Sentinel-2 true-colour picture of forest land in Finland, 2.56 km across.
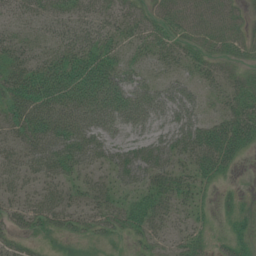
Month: July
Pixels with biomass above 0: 80%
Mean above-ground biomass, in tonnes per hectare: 37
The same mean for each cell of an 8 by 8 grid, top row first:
24 28 29 33 30 40 45 27
33 25 41 32 28 28 28 26
50 69 75 65 33 26 23 21
49 65 56 56 53 51 23 44
28 71 71 47 47 51 67 54
34 39 30 31 46 35 38 7
34 45 32 33 43 29 13 18
23 13 16 18 26 20 18 28
